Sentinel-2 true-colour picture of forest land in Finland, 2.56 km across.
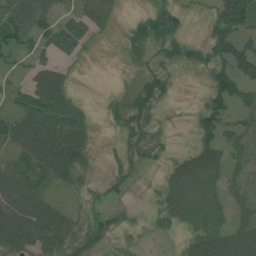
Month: July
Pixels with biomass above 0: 73%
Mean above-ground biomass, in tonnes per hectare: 41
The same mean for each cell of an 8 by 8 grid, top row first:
71 50 41 26 31 46 25 107
69 45 38 5 36 45 61 93
22 74 3 1 37 18 39 90
53 65 26 21 51 1 76 39
52 88 64 8 53 8 56 40
38 40 43 22 8 41 36 21
56 52 27 23 9 43 20 22
64 65 52 29 9 13 53 61
